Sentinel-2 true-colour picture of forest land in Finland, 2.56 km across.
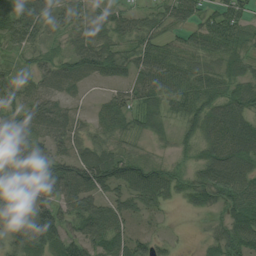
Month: August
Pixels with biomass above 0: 89%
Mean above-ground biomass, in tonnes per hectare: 57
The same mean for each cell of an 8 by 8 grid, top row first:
84 57 41 44 48 64 47 68
37 26 58 52 63 54 65 51
43 44 35 32 71 78 63 48
70 74 20 67 63 40 70 63
81 60 42 52 25 28 56 80
59 97 88 88 83 37 70 83
42 63 71 52 44 11 32 79
73 77 79 64 48 14 28 73
